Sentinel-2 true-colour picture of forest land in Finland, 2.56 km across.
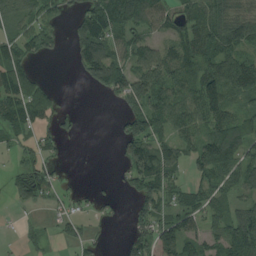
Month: August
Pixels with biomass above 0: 65%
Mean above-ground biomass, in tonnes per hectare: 68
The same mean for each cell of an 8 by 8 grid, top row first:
67 88 71 142 97 67 93 83
97 52 79 78 66 66 91 67
127 15 24 135 104 91 106 117
119 71 17 9 107 84 100 62
61 41 1 9 106 59 110 100
68 71 8 9 115 54 83 84
13 20 29 22 58 72 70 56
8 20 50 7 74 108 51 108
